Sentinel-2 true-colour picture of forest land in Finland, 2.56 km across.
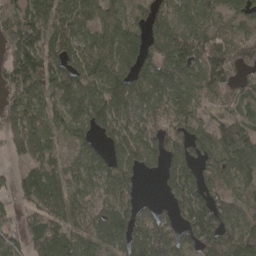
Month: April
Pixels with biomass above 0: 84%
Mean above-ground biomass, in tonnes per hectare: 105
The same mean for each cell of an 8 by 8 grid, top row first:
91 104 124 90 55 88 81 76
176 99 118 152 104 136 139 110
136 110 135 152 119 111 137 90
107 92 119 141 109 101 48 90
93 78 78 77 107 89 104 164
49 108 85 116 42 95 86 99
47 106 72 101 70 79 142 89
74 151 95 111 169 132 145 138
